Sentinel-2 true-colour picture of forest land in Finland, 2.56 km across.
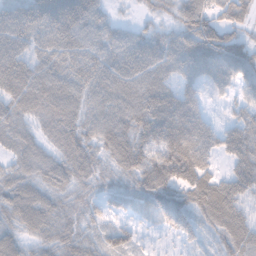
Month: November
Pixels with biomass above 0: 91%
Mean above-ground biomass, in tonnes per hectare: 58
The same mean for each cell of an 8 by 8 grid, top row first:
59 77 75 22 18 40 64 48
57 55 64 63 67 65 85 59
74 65 61 69 68 55 54 51
55 64 58 66 80 86 26 34
48 41 62 68 68 95 57 74
56 59 52 40 66 87 58 64
75 69 49 38 35 75 74 58
56 52 50 56 17 32 20 70
